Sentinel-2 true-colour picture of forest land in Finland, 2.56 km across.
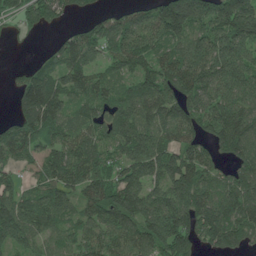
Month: June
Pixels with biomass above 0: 85%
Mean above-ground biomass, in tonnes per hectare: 104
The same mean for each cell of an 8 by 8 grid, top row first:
70 96 27 58 77 179 142 181
6 33 122 83 100 89 134 124
48 108 99 70 99 132 141 144
60 136 72 89 108 100 128 148
131 79 104 100 131 97 86 143
39 89 106 82 113 149 82 104
123 112 72 140 137 166 161 135
103 59 80 83 103 173 86 82
